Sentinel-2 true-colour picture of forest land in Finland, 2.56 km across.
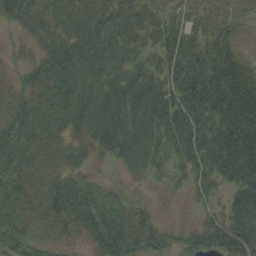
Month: September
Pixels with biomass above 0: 86%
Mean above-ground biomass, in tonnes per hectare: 49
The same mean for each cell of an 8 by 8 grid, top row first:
45 41 46 50 39 22 17 13
9 39 61 54 44 59 47 18
22 56 57 49 66 56 69 63
47 56 58 71 71 69 71 76
66 44 30 65 63 64 77 87
63 39 29 6 29 31 50 70
56 51 65 61 26 1 21 59
64 34 21 73 51 32 57 69
